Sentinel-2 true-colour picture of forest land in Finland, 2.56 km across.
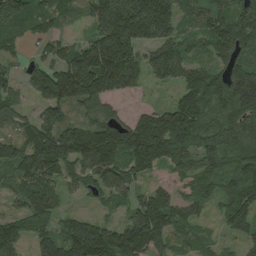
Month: August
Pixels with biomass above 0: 88%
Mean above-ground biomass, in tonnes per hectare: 118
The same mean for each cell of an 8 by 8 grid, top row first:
165 95 67 223 238 122 99 132
42 55 100 193 108 103 87 125
57 159 234 219 73 87 137 181
82 106 88 69 47 127 107 121
122 196 205 188 194 136 115 99
99 124 85 114 68 50 102 118
51 110 19 45 161 123 46 143
117 115 192 150 200 101 51 59
